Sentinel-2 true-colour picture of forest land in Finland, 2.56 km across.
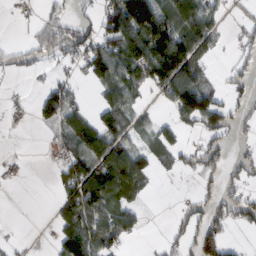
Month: February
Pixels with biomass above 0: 49%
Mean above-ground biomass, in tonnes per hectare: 53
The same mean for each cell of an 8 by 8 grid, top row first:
9 32 27 100 133 86 60 14
33 65 69 88 125 149 52 27
6 16 20 92 83 124 35 40
12 72 46 78 18 51 115 39
1 10 60 92 26 50 49 26
10 6 96 110 62 20 46 48
0 6 127 73 17 17 58 72
6 7 143 74 9 35 111 6
